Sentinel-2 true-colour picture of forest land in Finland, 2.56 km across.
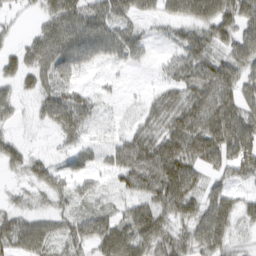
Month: March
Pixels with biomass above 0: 77%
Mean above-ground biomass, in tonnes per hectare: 50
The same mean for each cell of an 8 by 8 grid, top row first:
14 46 68 64 29 38 66 68
22 75 74 62 28 34 61 66
36 47 22 7 2 48 84 65
23 45 61 5 26 65 84 72
27 4 27 27 71 88 95 98
14 42 35 37 101 113 36 42
26 23 22 28 72 73 59 44
72 60 59 94 77 54 75 19
